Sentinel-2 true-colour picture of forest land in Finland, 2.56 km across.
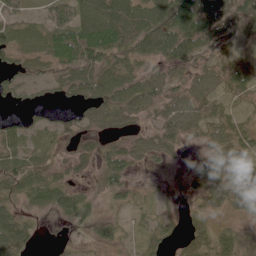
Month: June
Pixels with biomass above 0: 77%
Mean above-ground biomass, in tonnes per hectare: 37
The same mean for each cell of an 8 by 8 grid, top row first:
30 36 63 86 71 88 86 49
40 45 88 73 51 67 42 19
33 30 62 53 48 27 39 34
11 11 27 55 39 48 32 19
32 23 27 27 33 25 26 38
49 38 17 36 8 7 37 43
31 33 49 19 18 9 24 16
69 1 5 25 24 15 40 34
